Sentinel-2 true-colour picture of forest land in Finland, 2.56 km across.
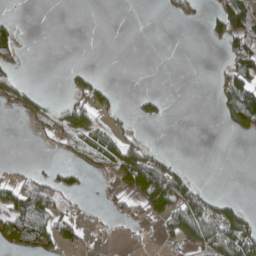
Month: April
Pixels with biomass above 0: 32%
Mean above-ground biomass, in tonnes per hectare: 29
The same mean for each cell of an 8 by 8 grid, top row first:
8 0 0 0 0 15 19 90
50 0 0 0 0 0 3 66
26 0 35 6 0 0 1 79
18 29 71 31 24 0 0 81
0 8 39 63 39 0 0 0
18 35 24 36 105 59 0 0
66 53 8 13 47 73 74 31
65 63 26 4 7 33 94 96
